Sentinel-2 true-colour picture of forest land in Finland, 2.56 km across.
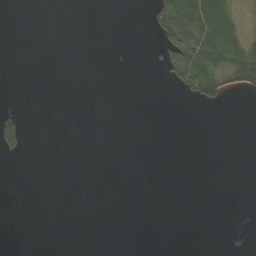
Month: September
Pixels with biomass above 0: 11%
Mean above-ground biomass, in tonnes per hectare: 7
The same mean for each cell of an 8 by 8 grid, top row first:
0 0 0 0 4 54 75 14
0 0 0 0 1 33 47 37
0 0 0 0 0 18 48 39
14 0 0 0 0 0 2 0
33 0 0 0 0 0 0 0
0 0 0 0 0 0 0 0
0 0 0 0 0 0 0 0
0 0 0 0 0 0 0 0
